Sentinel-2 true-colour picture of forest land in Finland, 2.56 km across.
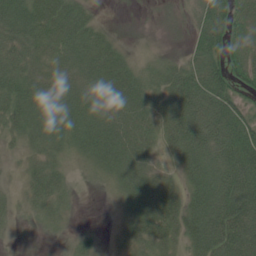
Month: June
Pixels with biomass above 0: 89%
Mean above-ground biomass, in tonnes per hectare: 51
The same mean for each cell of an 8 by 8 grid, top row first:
63 62 44 3 6 19 72 56
53 57 59 42 15 12 75 46
60 56 60 67 50 67 76 46
56 54 58 62 57 74 81 60
30 45 47 69 53 62 82 89
18 51 20 45 56 36 76 88
26 43 9 12 63 57 78 92
14 16 30 19 53 48 76 88
